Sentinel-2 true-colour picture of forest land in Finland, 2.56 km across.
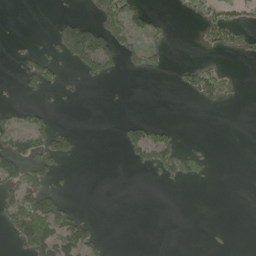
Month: May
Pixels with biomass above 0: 22%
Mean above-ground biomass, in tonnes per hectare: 32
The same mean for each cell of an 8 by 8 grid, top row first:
0 1 25 62 56 5 46 30
9 25 159 86 68 2 27 48
15 61 23 19 5 12 88 11
30 27 2 1 0 0 3 0
75 89 21 1 112 57 9 0
97 62 0 0 6 65 18 0
98 106 13 0 0 0 0 0
45 142 105 5 0 0 4 0
